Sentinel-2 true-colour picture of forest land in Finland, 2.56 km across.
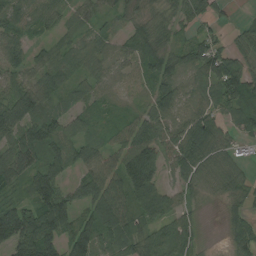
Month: August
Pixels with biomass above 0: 85%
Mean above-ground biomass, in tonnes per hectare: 65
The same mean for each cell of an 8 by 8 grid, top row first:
59 62 44 33 34 50 50 8
49 45 59 41 70 49 71 47
55 74 54 42 39 61 70 105
114 73 42 32 56 58 60 60
88 105 58 58 118 79 89 35
82 103 51 94 125 39 46 40
87 132 64 115 63 50 5 34
150 131 119 67 54 85 6 53
